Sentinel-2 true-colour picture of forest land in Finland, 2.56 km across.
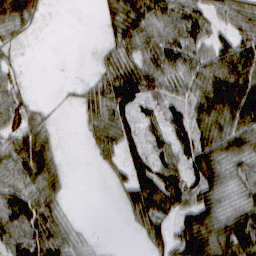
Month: March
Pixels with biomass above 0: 76%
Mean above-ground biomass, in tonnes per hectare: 47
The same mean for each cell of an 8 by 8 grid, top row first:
76 9 0 32 64 57 44 52
20 1 1 30 58 57 50 67
28 0 11 62 71 50 63 76
68 12 21 77 36 44 67 80
49 39 4 57 61 77 67 60
61 55 1 17 87 75 95 37
84 55 1 2 73 62 58 42
62 90 16 1 21 59 74 90
